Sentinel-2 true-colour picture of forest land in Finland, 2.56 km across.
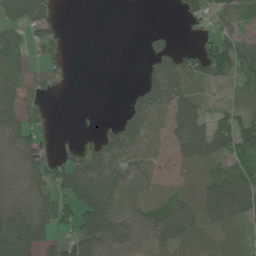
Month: June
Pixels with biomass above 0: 62%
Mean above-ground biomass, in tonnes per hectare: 40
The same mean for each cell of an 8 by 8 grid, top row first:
52 48 0 0 0 9 42 28
61 39 0 0 13 32 48 51
51 30 0 0 29 53 39 24
44 22 0 2 73 48 22 34
34 40 42 54 61 30 56 75
10 59 110 69 32 15 31 33
36 46 103 52 24 58 54 73
139 34 81 45 17 55 33 39
